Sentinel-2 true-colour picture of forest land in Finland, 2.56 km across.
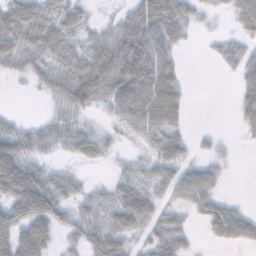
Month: November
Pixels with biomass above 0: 73%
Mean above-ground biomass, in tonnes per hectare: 39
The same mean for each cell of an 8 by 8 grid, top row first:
63 44 34 10 69 61 10 35
54 54 36 67 79 29 5 40
11 36 83 74 86 39 0 61
6 7 32 27 77 51 25 33
55 30 38 13 19 42 41 4
92 32 14 11 20 61 36 1
59 62 21 33 57 37 29 17
70 49 29 47 44 33 7 30
